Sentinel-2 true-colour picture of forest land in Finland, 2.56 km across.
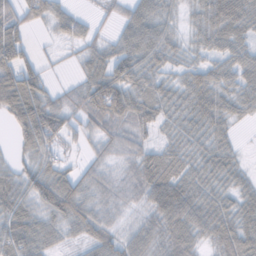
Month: November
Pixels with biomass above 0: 85%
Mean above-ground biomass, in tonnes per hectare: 50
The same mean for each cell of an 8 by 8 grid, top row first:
37 52 28 16 61 30 65 44
71 5 25 45 78 40 44 51
90 24 30 84 53 33 64 52
77 87 49 81 61 43 73 33
31 63 22 40 38 41 48 15
41 73 45 26 62 67 48 32
62 55 64 30 50 104 69 47
76 29 30 49 49 76 38 71
